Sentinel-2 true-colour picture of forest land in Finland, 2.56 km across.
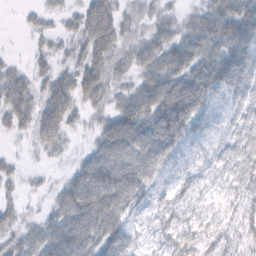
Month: February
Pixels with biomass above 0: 83%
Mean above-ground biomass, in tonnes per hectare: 51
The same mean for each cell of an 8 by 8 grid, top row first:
4 20 48 69 35 24 64 89
2 22 42 67 55 69 70 91
45 39 68 49 51 80 83 83
59 60 31 48 82 103 49 52
4 36 8 89 98 65 35 56
19 8 51 89 76 38 30 60
23 24 87 90 25 52 34 40
35 59 76 73 17 46 46 36
